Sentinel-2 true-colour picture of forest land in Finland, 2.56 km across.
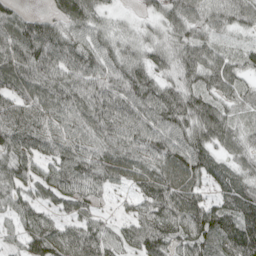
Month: April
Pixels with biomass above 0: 92%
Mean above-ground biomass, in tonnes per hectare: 70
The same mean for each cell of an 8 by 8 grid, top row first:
48 42 87 27 25 64 55 56
95 96 79 63 47 61 64 32
72 82 78 75 77 55 69 56
100 76 88 93 82 93 83 35
88 77 77 83 89 88 77 46
73 66 90 60 70 78 60 55
64 39 56 20 62 93 91 87
42 99 88 61 88 72 85 104
